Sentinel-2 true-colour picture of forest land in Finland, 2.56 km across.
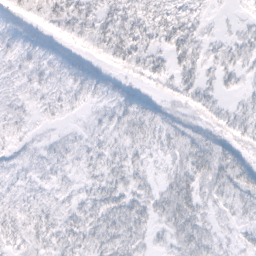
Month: February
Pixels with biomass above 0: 84%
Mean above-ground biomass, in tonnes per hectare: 17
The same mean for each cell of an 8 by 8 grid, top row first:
21 29 25 21 28 29 8 6
15 12 16 27 23 30 16 21
9 11 18 15 16 24 10 13
9 7 5 12 27 13 22 14
8 7 10 14 16 19 23 19
9 10 8 17 14 23 29 24
12 11 16 28 22 33 13 12
18 18 21 25 13 17 16 10
